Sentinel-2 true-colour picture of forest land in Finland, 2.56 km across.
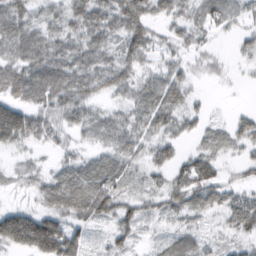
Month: February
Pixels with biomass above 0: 83%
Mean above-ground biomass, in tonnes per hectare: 58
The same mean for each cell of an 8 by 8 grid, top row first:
75 43 72 77 78 53 64 52
61 75 67 51 68 36 22 24
85 103 78 67 44 57 18 5
123 81 66 32 67 71 19 20
60 42 29 52 48 47 42 47
20 36 80 81 36 55 79 21
54 54 85 81 50 53 52 87
135 169 64 44 13 46 27 40
